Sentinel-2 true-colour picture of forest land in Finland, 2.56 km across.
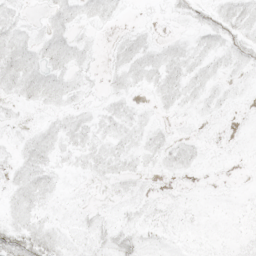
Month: May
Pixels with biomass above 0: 58%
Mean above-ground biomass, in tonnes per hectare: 5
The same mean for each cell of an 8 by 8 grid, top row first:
5 4 6 5 0 5 7 10
10 9 6 4 7 5 7 9
12 11 5 4 7 8 7 4
2 4 5 6 3 4 4 1
4 8 8 7 7 6 2 0
6 8 3 6 4 3 1 0
8 5 4 3 5 3 1 2
14 11 5 9 6 3 2 3
